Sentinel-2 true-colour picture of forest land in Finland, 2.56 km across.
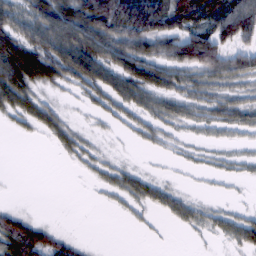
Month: February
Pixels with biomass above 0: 63%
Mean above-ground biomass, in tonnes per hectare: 38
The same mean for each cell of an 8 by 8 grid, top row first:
54 83 81 101 104 80 80 101
84 74 92 67 57 68 91 48
95 48 55 49 61 39 41 42
36 38 6 27 37 35 35 43
1 10 24 3 13 11 12 12
0 0 4 21 19 3 7 11
18 0 0 7 20 36 17 11
105 67 16 0 2 0 7 38
